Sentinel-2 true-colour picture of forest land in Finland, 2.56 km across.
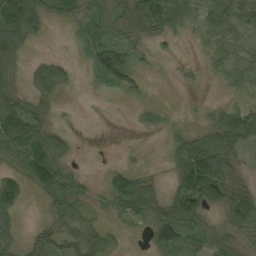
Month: September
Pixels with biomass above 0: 67%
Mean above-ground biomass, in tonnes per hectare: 40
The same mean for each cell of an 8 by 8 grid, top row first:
119 43 34 43 109 56 53 52
52 1 17 64 19 10 29 38
21 61 5 66 22 2 9 33
63 23 1 1 14 3 12 65
61 58 1 0 0 30 56 79
32 74 15 31 24 47 136 28
35 21 28 23 63 81 81 112
23 47 44 21 10 104 38 26
